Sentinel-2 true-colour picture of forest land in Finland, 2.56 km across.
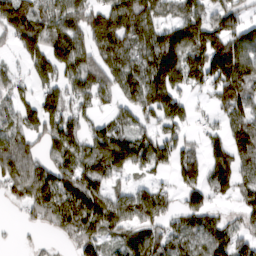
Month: March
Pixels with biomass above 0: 78%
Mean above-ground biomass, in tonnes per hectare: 103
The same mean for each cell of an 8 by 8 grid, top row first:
153 133 133 171 137 91 95 69
67 140 148 142 106 180 188 126
49 74 127 97 137 94 136 174
77 108 77 46 88 93 29 114
178 87 103 141 95 74 63 140
256 133 114 70 35 64 91 113
30 125 138 113 126 53 71 52
7 15 93 48 116 76 102 82
